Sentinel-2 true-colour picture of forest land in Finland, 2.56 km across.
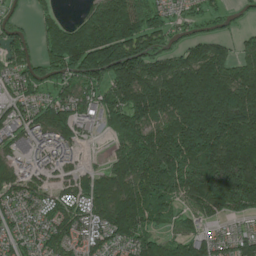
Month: June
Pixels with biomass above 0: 85%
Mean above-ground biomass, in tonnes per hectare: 169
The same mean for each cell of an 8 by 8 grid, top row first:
51 65 65 243 146 60 78 38
123 156 338 300 182 96 152 91
116 118 163 200 227 255 287 243
94 184 113 184 248 271 362 349
100 128 71 81 240 299 311 312
132 69 102 185 222 232 294 305
82 90 117 240 237 117 153 145
84 124 108 129 159 131 114 122
